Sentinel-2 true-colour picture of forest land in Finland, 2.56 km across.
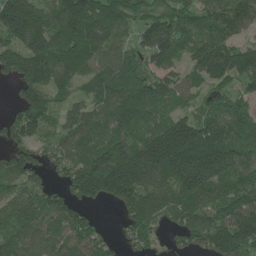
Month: June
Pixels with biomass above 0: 88%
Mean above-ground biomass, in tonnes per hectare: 130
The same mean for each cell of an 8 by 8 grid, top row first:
200 114 220 162 94 124 106 143
124 180 203 102 95 114 147 98
114 130 93 147 131 85 107 102
75 133 91 162 158 87 83 116
97 67 107 153 152 231 226 138
122 71 170 248 178 168 199 129
111 122 72 40 156 134 124 161
124 118 122 51 85 59 142 176
